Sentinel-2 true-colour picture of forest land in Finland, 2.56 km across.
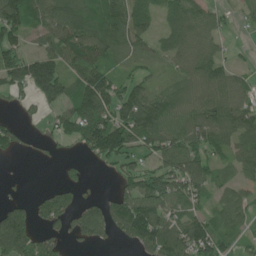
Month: June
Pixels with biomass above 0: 72%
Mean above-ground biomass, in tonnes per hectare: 80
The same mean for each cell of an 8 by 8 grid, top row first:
151 87 86 94 59 62 55 20
90 65 108 72 43 59 56 10
111 213 89 68 44 38 100 43
10 42 136 105 150 76 102 102
50 19 72 172 81 102 94 89
2 0 23 19 106 139 83 51
90 81 62 100 138 80 54 79
252 52 51 37 111 133 130 37
